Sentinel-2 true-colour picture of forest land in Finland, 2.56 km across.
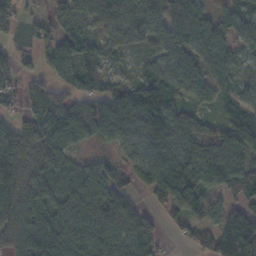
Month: November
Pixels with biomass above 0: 85%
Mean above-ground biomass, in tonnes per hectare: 84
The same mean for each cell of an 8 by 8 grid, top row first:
50 51 108 114 133 157 63 60
28 57 99 51 54 78 83 47
42 53 72 46 58 72 75 37
30 96 118 95 157 57 19 67
99 92 65 55 124 120 76 124
111 82 67 59 73 129 91 94
96 122 115 140 46 77 60 61
70 204 141 113 106 14 63 173
